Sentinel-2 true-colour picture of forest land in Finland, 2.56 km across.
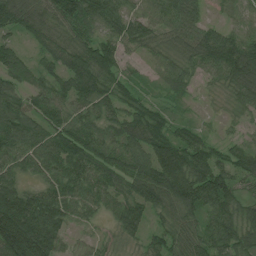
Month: July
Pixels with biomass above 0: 94%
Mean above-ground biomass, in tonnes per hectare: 84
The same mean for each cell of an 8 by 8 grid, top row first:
110 84 125 94 69 80 32 49
61 63 101 79 53 59 123 142
87 63 125 80 28 67 33 111
102 73 66 69 76 31 10 37
102 93 106 86 104 117 62 47
70 68 86 86 111 153 124 70
173 122 80 56 85 115 97 81
197 137 22 23 48 80 89 101
